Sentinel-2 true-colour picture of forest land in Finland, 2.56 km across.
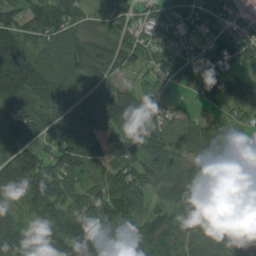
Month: August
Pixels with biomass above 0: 91%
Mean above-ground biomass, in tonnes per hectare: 93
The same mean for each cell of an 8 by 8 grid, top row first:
89 132 75 77 61 85 72 59
155 73 86 81 87 71 74 107
194 118 83 63 35 48 73 75
130 97 126 160 84 55 30 49
141 77 127 62 100 90 76 88
171 158 98 108 103 87 56 101
85 113 102 154 81 87 70 60
109 90 126 91 93 78 75 99
